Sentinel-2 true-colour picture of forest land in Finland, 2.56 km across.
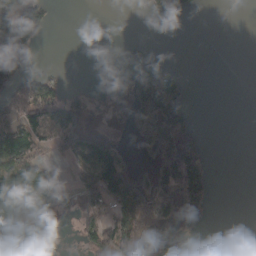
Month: March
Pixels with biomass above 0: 40%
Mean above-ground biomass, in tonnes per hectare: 48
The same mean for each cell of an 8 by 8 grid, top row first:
153 35 0 0 8 25 1 0
159 0 0 0 6 0 0 0
102 53 0 1 49 17 0 0
86 84 30 6 78 55 0 0
136 47 95 50 67 98 10 0
99 55 59 142 43 131 35 0
163 59 62 91 125 100 30 0
55 21 26 105 101 69 53 0
